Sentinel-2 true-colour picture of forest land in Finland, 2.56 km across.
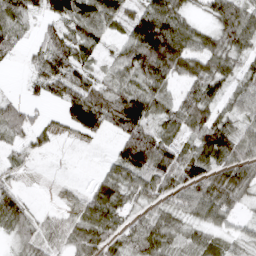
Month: April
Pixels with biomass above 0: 78%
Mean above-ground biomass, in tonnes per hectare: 59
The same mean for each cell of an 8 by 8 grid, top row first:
60 45 82 64 87 91 44 85
25 69 70 25 129 134 73 58
1 74 66 44 76 57 82 47
62 17 117 94 87 70 73 50
27 20 11 24 116 63 101 76
18 1 2 59 73 78 85 81
76 7 42 81 35 46 81 33
36 29 60 56 77 48 50 28
